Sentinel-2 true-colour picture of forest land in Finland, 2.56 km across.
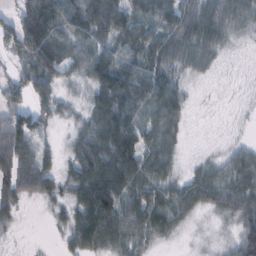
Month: February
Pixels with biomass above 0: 84%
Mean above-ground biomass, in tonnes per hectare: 59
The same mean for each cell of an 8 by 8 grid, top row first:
50 87 85 98 57 74 77 66
46 122 64 60 82 76 59 11
36 67 35 114 85 51 13 5
65 41 26 122 71 61 2 6
116 17 61 120 69 33 5 22
92 72 76 122 80 33 55 70
42 20 74 112 79 64 39 80
7 3 79 79 54 16 9 84
